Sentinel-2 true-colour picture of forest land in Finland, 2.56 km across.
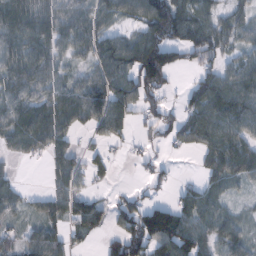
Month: February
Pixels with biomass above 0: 73%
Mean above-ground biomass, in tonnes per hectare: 58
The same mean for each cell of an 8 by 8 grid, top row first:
98 67 64 51 101 103 64 39
69 66 48 82 106 78 73 38
62 51 33 81 94 13 56 77
69 76 74 100 52 43 92 85
48 62 15 35 24 37 66 70
17 20 44 18 18 13 44 54
34 45 63 45 81 69 58 21
34 56 20 38 118 112 49 55
